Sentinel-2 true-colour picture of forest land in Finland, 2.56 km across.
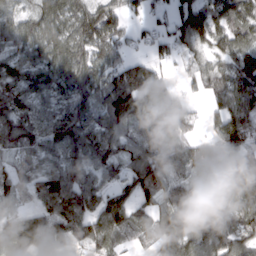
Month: March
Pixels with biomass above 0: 87%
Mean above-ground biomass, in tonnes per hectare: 81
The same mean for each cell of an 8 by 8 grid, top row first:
63 85 104 76 29 58 76 79
64 89 100 74 23 47 49 68
95 88 111 82 113 23 59 86
105 64 93 128 112 76 40 105
88 90 104 82 79 64 52 94
71 86 76 52 116 68 108 115
33 79 102 109 65 101 75 111
124 99 76 94 41 129 86 79
